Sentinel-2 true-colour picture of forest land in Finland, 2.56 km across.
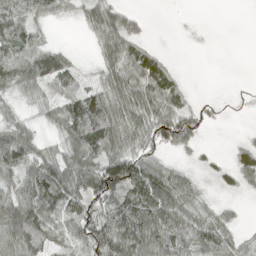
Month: April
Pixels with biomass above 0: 71%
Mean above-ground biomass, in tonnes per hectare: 50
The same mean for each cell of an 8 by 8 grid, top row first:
60 38 22 62 13 1 0 0
74 46 3 54 43 0 2 0
73 67 22 53 89 41 0 0
19 25 113 78 69 77 13 1
104 15 83 70 54 66 5 20
67 100 78 106 104 59 9 55
86 75 65 66 106 83 34 11
63 37 51 100 90 89 75 33
